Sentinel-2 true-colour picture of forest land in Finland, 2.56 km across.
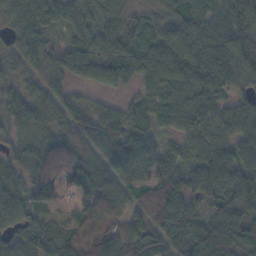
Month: November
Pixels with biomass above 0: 94%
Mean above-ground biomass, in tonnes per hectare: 74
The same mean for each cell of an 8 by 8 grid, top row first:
65 85 62 53 37 78 89 91
57 56 64 71 56 93 99 89
51 62 45 58 54 80 101 62
68 64 54 47 54 76 80 73
46 79 75 74 74 34 81 78
54 133 133 80 63 58 80 89
79 75 62 83 71 97 62 80
60 98 100 107 95 69 117 95
